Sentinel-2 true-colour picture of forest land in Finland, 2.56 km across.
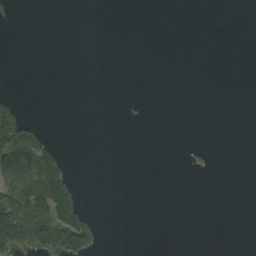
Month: September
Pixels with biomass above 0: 13%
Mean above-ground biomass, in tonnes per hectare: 22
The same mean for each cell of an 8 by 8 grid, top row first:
10 0 0 0 0 0 0 0
0 0 0 0 0 0 0 0
0 0 0 0 0 0 0 0
65 0 0 0 4 0 0 0
160 47 0 0 0 0 1 0
117 136 2 0 0 0 3 0
156 130 58 0 0 0 0 0
187 184 138 0 0 0 0 0
